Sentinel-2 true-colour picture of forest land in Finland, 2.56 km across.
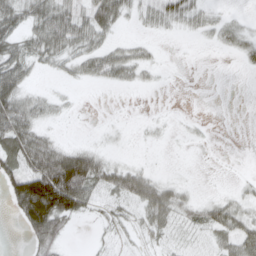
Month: April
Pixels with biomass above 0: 54%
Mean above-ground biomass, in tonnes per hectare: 28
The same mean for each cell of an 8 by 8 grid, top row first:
50 60 41 58 27 49 21 6
41 57 44 31 15 0 4 24
63 5 19 27 13 0 0 0
67 21 2 0 1 1 0 0
59 38 11 4 2 1 2 0
66 104 106 48 41 3 0 3
41 116 53 20 53 41 30 22
0 56 0 11 17 15 22 51
